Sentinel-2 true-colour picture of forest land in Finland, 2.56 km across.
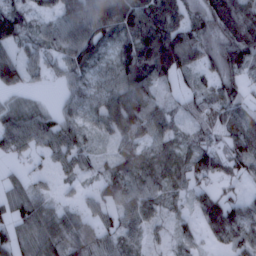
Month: February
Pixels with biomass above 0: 85%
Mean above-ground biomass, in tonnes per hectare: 70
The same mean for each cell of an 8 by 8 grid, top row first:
71 47 103 135 120 96 96 137
56 53 86 69 101 179 93 129
77 26 61 69 92 55 46 71
66 38 53 120 104 31 60 52
61 59 46 36 59 45 44 80
23 24 37 52 71 51 76 48
72 64 41 60 76 31 117 87
74 106 96 63 42 38 42 93
